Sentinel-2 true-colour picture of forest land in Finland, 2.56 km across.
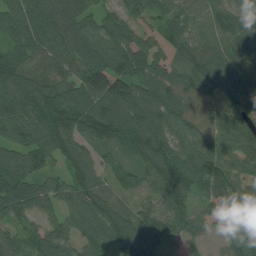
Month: July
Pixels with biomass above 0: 94%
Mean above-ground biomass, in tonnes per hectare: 97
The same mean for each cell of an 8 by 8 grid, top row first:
111 114 105 69 71 69 74 77
84 118 131 108 94 78 82 97
128 107 122 179 96 92 111 95
113 141 135 132 117 102 77 79
83 115 84 76 124 88 93 99
113 69 99 42 71 126 135 115
106 61 114 110 65 89 49 98
72 108 84 119 139 45 30 104
